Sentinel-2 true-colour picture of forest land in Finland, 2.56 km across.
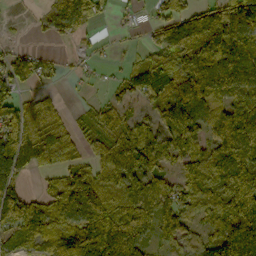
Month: October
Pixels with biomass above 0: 78%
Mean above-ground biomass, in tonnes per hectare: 103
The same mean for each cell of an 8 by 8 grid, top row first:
4 55 114 26 15 75 90 145
28 10 26 13 44 170 169 123
95 36 15 20 123 145 149 145
117 86 13 57 40 149 127 137
145 150 52 92 154 128 107 173
105 52 112 110 104 83 143 178
149 103 163 143 125 135 85 146
75 85 186 243 136 105 79 168
